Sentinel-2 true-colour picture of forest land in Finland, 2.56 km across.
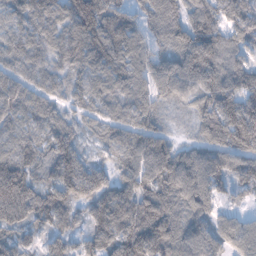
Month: November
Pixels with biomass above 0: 95%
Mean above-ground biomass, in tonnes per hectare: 105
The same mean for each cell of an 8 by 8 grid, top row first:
68 87 159 120 75 98 121 130
84 76 125 142 88 115 155 81
80 65 68 101 91 156 130 110
83 86 60 58 95 26 128 154
83 97 72 75 131 71 101 138
158 88 163 72 121 145 130 82
170 139 70 159 158 112 83 30
65 59 50 141 203 136 104 100
